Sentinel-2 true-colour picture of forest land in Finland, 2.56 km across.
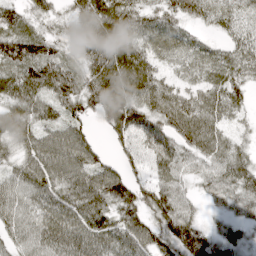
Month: April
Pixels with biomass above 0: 90%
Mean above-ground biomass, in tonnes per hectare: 54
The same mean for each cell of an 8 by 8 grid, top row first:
42 32 45 80 48 52 44 42
67 42 42 76 58 51 34 47
68 80 53 84 75 32 48 45
62 39 41 72 64 77 66 29
47 60 63 30 72 61 62 29
47 63 62 58 43 53 44 63
56 56 65 54 56 76 16 35
43 61 64 62 63 82 61 34
